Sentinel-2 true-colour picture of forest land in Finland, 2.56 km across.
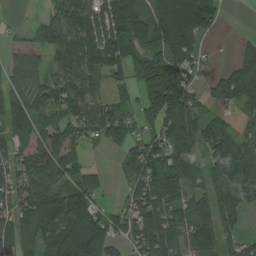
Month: August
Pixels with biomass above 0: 81%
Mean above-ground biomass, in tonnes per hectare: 97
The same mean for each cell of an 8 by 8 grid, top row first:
6 48 123 138 89 162 144 0
83 92 129 99 95 114 18 29
99 73 90 52 101 144 28 92
133 78 109 91 71 144 53 41
86 138 81 50 105 123 91 77
109 158 88 18 110 151 97 99
115 182 203 40 138 121 97 98
119 94 187 76 135 89 134 61
